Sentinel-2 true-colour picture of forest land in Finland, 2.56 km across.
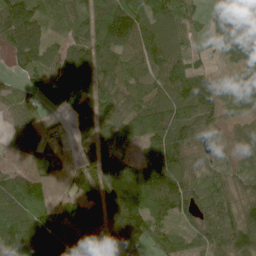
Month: June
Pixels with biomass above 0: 87%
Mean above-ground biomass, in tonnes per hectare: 104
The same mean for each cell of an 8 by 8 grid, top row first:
175 73 96 167 101 108 69 88
126 80 112 132 139 84 33 119
28 116 163 85 84 133 66 81
59 37 107 84 117 123 97 49
85 82 51 125 84 123 54 48
58 72 96 233 184 115 51 64
123 95 117 205 186 112 88 100
101 154 161 176 97 64 69 127
